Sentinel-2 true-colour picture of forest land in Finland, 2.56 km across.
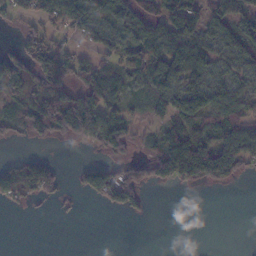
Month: November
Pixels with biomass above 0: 57%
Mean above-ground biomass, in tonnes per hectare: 59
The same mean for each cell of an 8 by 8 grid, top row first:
52 76 97 69 66 95 66 92
40 91 38 67 88 88 64 83
105 123 79 51 51 67 56 52
58 143 182 67 25 86 103 73
20 24 40 105 22 86 89 94
94 89 48 106 78 84 97 41
27 11 11 54 32 0 0 0
0 0 0 0 0 0 0 0
